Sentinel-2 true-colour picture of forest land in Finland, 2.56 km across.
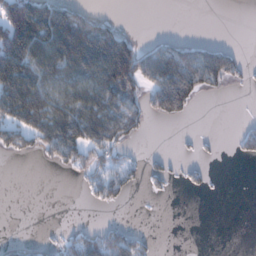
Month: January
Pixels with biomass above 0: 39%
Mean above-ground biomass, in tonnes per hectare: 76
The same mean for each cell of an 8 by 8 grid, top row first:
204 219 95 13 0 0 0 0
255 221 318 258 61 102 80 14
250 144 158 209 122 228 116 29
185 189 178 137 70 91 0 0
81 125 172 96 6 4 5 30
0 1 30 72 30 14 15 0
0 0 1 22 1 0 0 0
13 7 69 97 33 0 0 0
